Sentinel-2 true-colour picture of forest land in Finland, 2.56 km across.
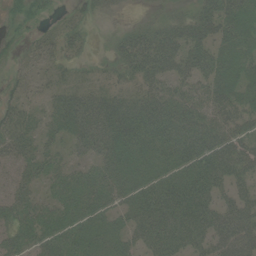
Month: August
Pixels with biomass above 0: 86%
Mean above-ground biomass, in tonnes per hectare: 48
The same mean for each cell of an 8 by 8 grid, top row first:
19 20 19 7 9 24 58 59
11 25 19 17 62 64 62 47
18 20 16 18 41 48 48 41
40 31 83 83 84 73 48 48
48 27 44 69 73 88 78 50
31 34 35 53 52 67 87 49
44 31 48 41 82 104 74 62
35 44 45 45 55 81 62 71
